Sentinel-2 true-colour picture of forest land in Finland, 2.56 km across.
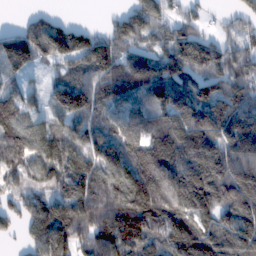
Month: February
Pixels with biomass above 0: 86%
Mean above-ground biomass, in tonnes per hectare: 138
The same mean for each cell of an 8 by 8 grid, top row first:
10 67 1 41 147 71 31 63
186 167 180 150 79 120 106 92
57 48 92 137 138 127 129 136
139 74 143 90 96 146 146 156
154 155 128 159 182 196 163 171
117 137 198 183 268 198 164 185
94 161 198 228 243 209 138 163
30 185 152 238 146 185 159 152
